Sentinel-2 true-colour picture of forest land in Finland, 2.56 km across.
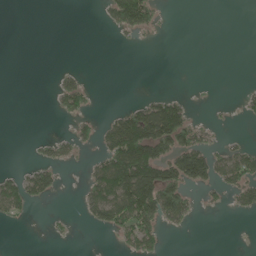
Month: May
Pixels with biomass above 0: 25%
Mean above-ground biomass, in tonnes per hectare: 34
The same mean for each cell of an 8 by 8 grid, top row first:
0 0 0 54 82 0 0 0
0 0 0 1 2 0 0 0
0 1 22 0 0 0 1 1
0 3 44 17 95 100 2 12
0 19 29 90 188 114 35 21
30 57 4 148 157 118 76 74
54 6 15 113 158 96 9 29
0 4 0 10 75 0 0 0
